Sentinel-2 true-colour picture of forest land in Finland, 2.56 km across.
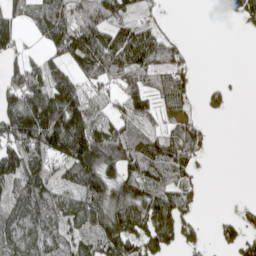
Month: May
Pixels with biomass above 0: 67%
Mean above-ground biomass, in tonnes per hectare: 84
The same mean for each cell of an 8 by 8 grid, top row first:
57 92 148 119 22 1 0 53
52 62 150 114 138 80 0 0
89 161 97 63 86 75 8 2
144 225 159 73 68 52 30 0
123 152 210 161 105 113 24 0
126 122 140 108 121 83 5 0
104 103 100 174 144 109 3 17
82 96 54 127 106 72 21 70
